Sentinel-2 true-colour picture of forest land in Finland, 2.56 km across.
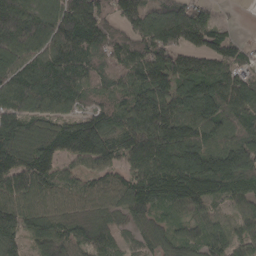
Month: April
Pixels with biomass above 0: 93%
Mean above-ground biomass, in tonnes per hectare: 113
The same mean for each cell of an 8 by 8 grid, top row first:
175 147 173 90 122 149 67 2
142 139 144 97 110 120 99 53
131 191 123 69 117 128 130 86
115 110 81 91 143 133 144 109
152 130 158 108 174 172 122 117
139 110 76 79 139 160 161 128
113 85 72 76 114 76 71 74
92 110 92 81 59 84 97 72
